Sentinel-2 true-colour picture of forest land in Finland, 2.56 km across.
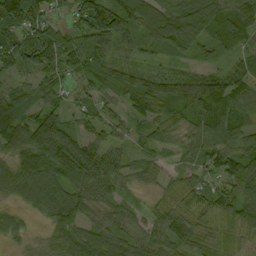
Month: September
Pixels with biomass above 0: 93%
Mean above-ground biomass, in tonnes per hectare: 71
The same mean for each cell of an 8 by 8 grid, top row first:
126 57 69 131 109 110 138 95
88 114 83 86 48 87 55 45
34 66 45 70 58 77 76 69
67 72 46 41 66 67 100 77
67 127 93 47 39 43 85 72
87 101 99 65 39 32 50 88
34 81 84 48 28 58 59 83
33 51 68 75 66 84 59 38
